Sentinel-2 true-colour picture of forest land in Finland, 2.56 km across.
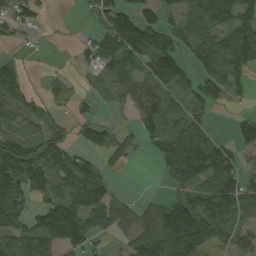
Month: August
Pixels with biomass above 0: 68%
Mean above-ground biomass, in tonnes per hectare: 70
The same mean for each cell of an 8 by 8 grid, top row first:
71 12 6 103 71 45 92 90
15 2 18 105 112 80 104 122
69 15 15 58 70 89 89 52
64 29 20 13 65 54 45 15
86 83 37 63 30 124 97 58
142 94 121 29 0 101 103 76
87 80 125 104 42 113 112 90
93 88 110 22 108 145 67 58
